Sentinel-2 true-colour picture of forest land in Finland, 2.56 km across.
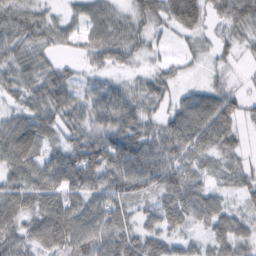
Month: February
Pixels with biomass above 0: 89%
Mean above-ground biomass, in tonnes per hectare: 54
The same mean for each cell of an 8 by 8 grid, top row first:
59 31 38 47 49 69 38 71
57 41 25 68 36 10 19 27
56 65 29 30 34 28 19 14
43 64 51 81 56 50 83 39
90 49 73 108 78 76 57 26
61 73 90 86 87 72 30 37
69 75 71 73 31 66 61 26
69 74 84 73 60 41 42 53
